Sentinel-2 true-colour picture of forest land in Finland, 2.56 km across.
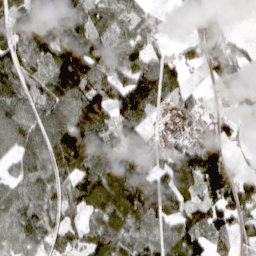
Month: March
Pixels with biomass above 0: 80%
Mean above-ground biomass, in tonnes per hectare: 89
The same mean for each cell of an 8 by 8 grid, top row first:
68 145 104 70 58 10 101 0
97 107 143 102 78 27 88 46
107 118 177 114 118 69 29 105
87 102 145 117 96 45 26 65
100 115 177 82 89 46 93 26
52 94 90 115 110 119 185 70
79 94 75 108 123 81 86 94
82 83 65 111 85 94 74 59
